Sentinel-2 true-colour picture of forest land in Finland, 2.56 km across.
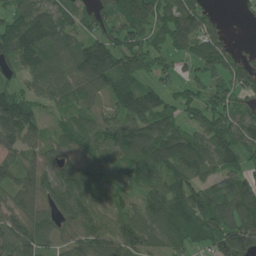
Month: June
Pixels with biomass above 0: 88%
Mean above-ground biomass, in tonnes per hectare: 105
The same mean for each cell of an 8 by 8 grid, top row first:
116 115 100 105 182 136 71 12
160 111 129 133 103 83 120 30
71 108 119 144 69 51 63 104
199 59 89 69 184 84 102 82
114 83 93 87 152 124 101 116
93 75 77 45 73 101 77 107
102 90 118 48 79 129 150 169
161 94 112 114 103 100 105 195
